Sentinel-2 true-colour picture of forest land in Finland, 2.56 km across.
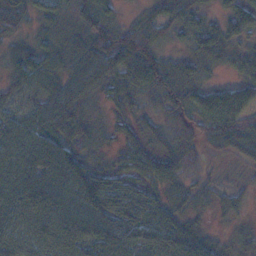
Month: November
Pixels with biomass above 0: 88%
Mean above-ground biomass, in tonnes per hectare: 54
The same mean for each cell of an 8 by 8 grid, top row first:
66 34 52 35 30 61 31 67
38 37 55 95 90 23 61 32
34 53 61 44 66 66 20 36
34 60 41 15 24 46 71 60
73 59 49 15 33 53 36 67
85 77 121 57 43 41 13 6
94 101 98 99 80 35 15 16
90 113 90 82 71 79 37 16
